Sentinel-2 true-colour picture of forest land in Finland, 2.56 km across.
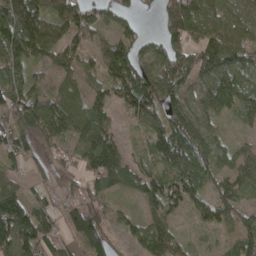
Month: April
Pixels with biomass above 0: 85%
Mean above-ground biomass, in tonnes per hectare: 76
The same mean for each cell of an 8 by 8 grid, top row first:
136 91 92 59 14 125 77 60
136 79 61 89 64 85 104 114
75 34 58 99 112 83 64 88
96 131 96 61 103 102 61 62
68 59 107 86 33 133 81 26
46 25 54 96 67 79 74 75
123 57 92 35 45 54 72 64
122 63 70 42 66 59 16 68
